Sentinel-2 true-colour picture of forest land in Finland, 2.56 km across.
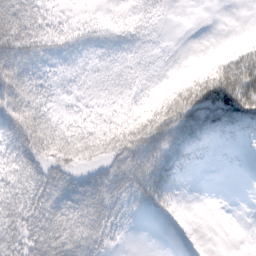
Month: February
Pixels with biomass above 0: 67%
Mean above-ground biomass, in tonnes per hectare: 34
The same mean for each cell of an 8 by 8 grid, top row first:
75 32 14 12 20 1 0 0
71 40 24 19 16 1 0 19
66 20 8 22 15 20 59 84
70 40 16 22 38 58 51 58
57 79 83 74 70 33 13 5
53 55 34 57 60 25 0 0
61 72 71 46 15 9 0 0
57 79 73 22 0 1 0 0
